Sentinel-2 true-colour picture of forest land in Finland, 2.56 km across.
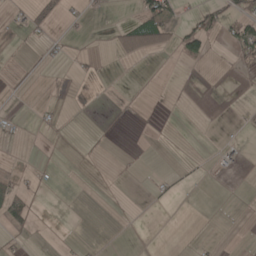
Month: May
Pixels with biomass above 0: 12%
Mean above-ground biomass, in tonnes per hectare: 8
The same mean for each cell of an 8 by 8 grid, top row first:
6 26 7 1 62 23 45 45
1 8 0 13 50 28 28 44
2 1 6 1 0 1 0 2
2 2 0 0 1 1 1 1
0 1 1 1 1 0 0 4
17 1 0 1 1 8 2 1
54 0 0 1 1 1 0 0
4 1 1 0 0 0 2 0
